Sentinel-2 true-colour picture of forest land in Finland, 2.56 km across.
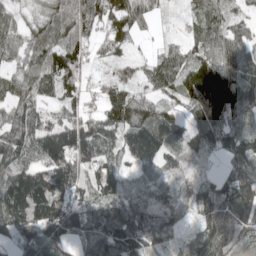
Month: May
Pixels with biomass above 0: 91%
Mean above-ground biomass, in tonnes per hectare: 94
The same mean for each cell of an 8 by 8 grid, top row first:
47 93 92 122 76 10 84 67
56 108 73 59 8 41 93 122
78 75 67 71 51 85 193 172
87 63 63 100 90 49 144 158
102 158 157 61 151 69 74 93
137 151 93 94 47 60 27 124
169 167 100 95 81 75 98 109
69 141 81 175 115 41 108 100
